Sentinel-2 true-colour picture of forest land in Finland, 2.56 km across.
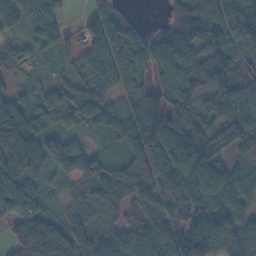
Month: November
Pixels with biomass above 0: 89%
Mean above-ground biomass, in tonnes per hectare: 80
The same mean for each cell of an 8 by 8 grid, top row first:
74 63 25 65 5 62 122 93
54 51 43 84 102 130 82 76
14 25 48 63 46 106 103 68
93 65 78 66 124 71 77 80
156 81 36 35 121 107 119 88
93 42 72 84 121 111 109 81
105 40 47 51 61 56 100 84
83 166 87 93 101 87 132 88
